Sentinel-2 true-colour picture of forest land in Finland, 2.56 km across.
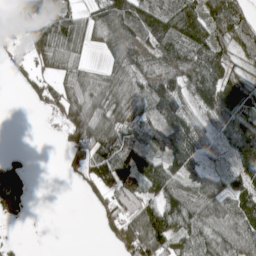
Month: May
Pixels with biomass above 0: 72%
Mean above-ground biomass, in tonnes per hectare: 76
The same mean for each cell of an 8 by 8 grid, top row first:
41 103 64 145 135 116 118 111
13 97 69 90 97 99 112 66
16 45 83 83 83 87 109 68
0 30 139 102 60 101 79 95
0 0 106 95 59 118 44 137
96 0 40 130 102 78 54 77
83 0 1 90 123 116 90 113
10 0 0 27 159 87 91 94
